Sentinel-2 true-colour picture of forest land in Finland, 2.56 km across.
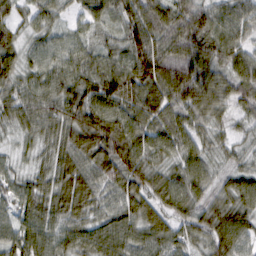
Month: February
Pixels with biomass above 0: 98%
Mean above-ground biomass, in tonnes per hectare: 70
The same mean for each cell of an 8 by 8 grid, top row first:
41 51 36 60 87 84 77 73
56 52 53 48 93 84 88 66
57 62 80 93 101 107 79 70
67 74 101 85 93 70 72 40
27 49 91 106 78 73 45 33
44 53 90 82 81 62 57 57
55 72 83 61 77 67 69 76
78 78 77 91 74 67 70 81
